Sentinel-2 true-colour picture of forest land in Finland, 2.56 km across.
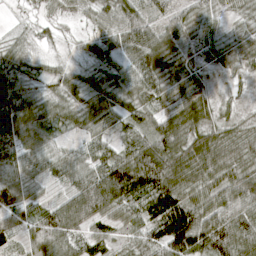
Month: April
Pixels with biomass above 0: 92%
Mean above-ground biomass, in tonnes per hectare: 60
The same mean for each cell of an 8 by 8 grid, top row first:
3 14 16 54 54 44 37 25
23 9 14 45 102 45 35 31
45 35 37 51 99 49 21 17
82 48 51 65 54 60 49 24
90 62 31 47 69 79 81 51
57 47 63 117 127 84 68 74
104 50 92 93 76 113 91 94
49 95 62 45 67 138 104 85
